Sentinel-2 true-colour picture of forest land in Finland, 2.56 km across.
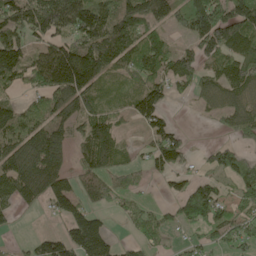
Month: May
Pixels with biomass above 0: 71%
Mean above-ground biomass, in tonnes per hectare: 112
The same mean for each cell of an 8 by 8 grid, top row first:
136 188 201 154 161 114 201 166
138 113 167 193 157 61 130 167
81 172 206 54 99 101 90 169
96 130 109 66 137 16 38 130
162 233 82 117 38 130 24 68
185 212 92 86 41 60 56 125
77 65 112 40 45 67 179 109
17 107 185 69 55 24 72 91
